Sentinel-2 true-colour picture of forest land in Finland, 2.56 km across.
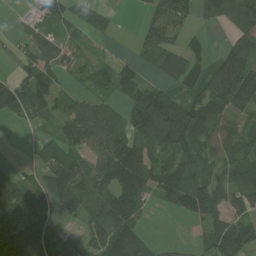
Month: July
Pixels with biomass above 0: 71%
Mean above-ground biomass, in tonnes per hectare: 78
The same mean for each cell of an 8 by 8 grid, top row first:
11 58 51 33 25 89 51 112
21 61 18 5 48 57 34 80
58 62 21 62 48 64 69 149
70 51 101 63 178 139 95 79
0 50 79 119 92 104 81 66
51 113 127 122 103 100 77 71
182 121 100 121 48 50 97 63
175 119 81 161 61 11 61 123
